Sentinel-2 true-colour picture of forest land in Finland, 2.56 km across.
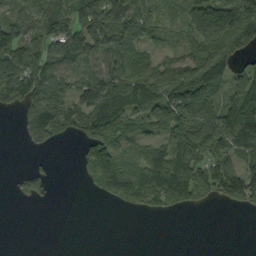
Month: September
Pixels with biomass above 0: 65%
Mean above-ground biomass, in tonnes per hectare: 72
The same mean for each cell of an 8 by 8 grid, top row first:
54 87 142 156 64 57 169 157
110 80 109 79 52 37 117 92
92 101 65 100 114 104 149 72
34 107 92 154 115 121 87 129
3 45 37 103 57 111 120 117
14 28 19 122 112 142 94 114
2 3 0 13 51 46 19 41
0 0 0 0 0 0 0 0
